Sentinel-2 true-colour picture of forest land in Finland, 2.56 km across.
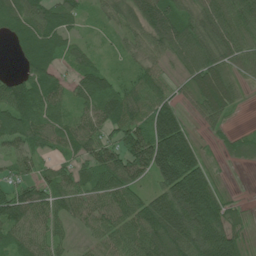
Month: June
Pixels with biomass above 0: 87%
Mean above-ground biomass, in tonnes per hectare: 80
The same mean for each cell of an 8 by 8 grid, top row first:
97 95 49 54 113 112 99 92
47 106 43 18 58 88 107 79
61 88 71 51 60 27 106 41
113 77 50 99 81 71 68 15
76 57 78 88 120 200 15 51
44 51 78 107 68 204 92 1
111 79 63 89 94 174 164 26
67 60 14 64 100 142 164 64
